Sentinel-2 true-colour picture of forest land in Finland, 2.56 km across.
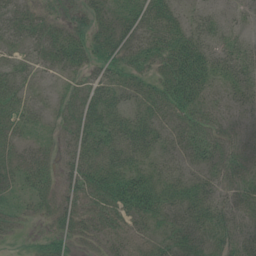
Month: July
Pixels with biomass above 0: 82%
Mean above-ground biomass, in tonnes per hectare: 29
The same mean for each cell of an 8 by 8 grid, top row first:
34 18 21 31 39 25 14 9
16 32 41 36 34 47 35 21
26 7 18 32 29 60 44 27
32 15 29 34 27 39 27 15
25 15 29 52 43 23 36 18
29 26 36 54 44 23 26 23
20 22 28 40 53 29 30 23
10 25 22 24 20 27 26 30
